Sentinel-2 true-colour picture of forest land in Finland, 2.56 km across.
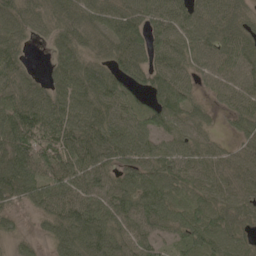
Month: May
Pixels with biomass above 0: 92%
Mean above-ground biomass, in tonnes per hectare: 71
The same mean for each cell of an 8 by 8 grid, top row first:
96 65 84 78 81 73 87 60
57 31 71 69 83 80 78 87
71 47 89 75 58 88 40 75
97 79 82 73 57 95 28 61
118 84 93 86 74 68 46 38
122 88 88 64 76 68 57 63
45 76 97 89 77 59 64 55
35 44 95 94 63 39 61 44
